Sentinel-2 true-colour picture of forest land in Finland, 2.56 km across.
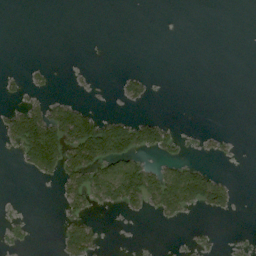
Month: August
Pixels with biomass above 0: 21%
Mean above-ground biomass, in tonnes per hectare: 30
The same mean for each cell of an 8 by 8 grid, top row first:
0 0 0 0 0 0 0 0
0 0 0 0 0 0 0 0
8 13 5 3 37 0 0 0
59 101 93 16 11 0 0 0
58 196 162 179 93 28 15 3
2 43 86 124 101 97 65 1
1 0 34 26 36 66 47 4
12 0 88 0 0 1 4 2
